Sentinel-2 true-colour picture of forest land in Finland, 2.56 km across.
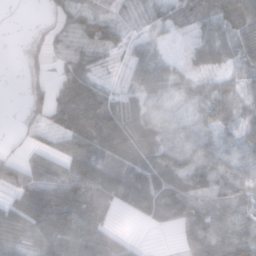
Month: November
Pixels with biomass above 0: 78%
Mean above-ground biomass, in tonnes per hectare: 47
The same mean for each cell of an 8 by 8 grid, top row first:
0 12 62 38 19 34 47 95
0 23 40 38 29 5 58 46
0 22 91 9 63 46 27 25
2 46 123 72 35 19 41 38
8 20 64 88 48 38 42 42
51 60 85 64 61 70 54 47
67 118 77 40 58 84 60 46
54 76 87 53 4 9 70 79
